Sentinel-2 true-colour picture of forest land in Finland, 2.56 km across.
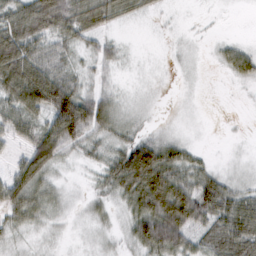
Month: February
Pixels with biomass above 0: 76%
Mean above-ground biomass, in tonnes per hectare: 40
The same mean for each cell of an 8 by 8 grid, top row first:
60 86 69 49 20 5 3 0
93 57 29 25 3 9 6 25
91 101 35 15 11 6 2 22
54 81 119 48 10 7 2 1
26 92 59 32 54 36 3 4
51 43 9 52 105 62 42 13
60 32 10 21 79 106 66 66
17 11 6 10 68 82 46 73
